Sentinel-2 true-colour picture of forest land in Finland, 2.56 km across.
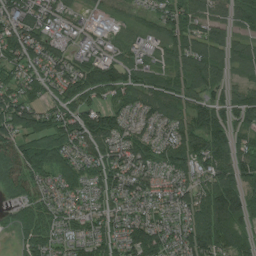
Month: July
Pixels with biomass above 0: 89%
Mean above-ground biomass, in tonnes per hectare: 82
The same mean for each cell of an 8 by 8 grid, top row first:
93 59 34 43 52 113 82 84
103 75 43 44 47 97 103 61
64 76 104 106 72 82 112 35
99 60 89 82 75 82 105 91
84 99 85 86 89 94 110 67
83 82 75 106 78 62 93 94
50 68 47 64 66 84 159 119
30 74 74 89 146 89 140 102
